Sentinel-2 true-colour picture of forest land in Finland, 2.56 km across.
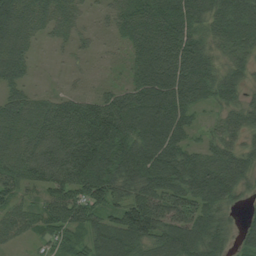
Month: August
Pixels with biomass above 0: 88%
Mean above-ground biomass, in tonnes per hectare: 77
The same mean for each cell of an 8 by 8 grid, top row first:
94 61 32 48 102 129 73 89
77 12 21 11 82 97 57 63
58 3 9 11 86 104 77 48
75 92 118 122 107 88 26 60
87 127 164 137 104 77 45 55
96 116 134 101 111 101 99 74
63 81 88 68 110 86 84 32
35 39 55 99 96 99 94 50
